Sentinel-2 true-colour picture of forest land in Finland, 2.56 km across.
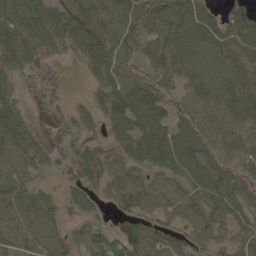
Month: May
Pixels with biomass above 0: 87%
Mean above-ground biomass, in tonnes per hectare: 66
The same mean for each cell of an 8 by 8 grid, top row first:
103 97 100 67 86 77 48 52
97 72 70 90 49 83 88 73
40 12 6 62 53 44 84 88
67 6 30 65 95 48 61 96
88 36 43 29 92 94 74 69
66 24 42 53 55 61 98 68
76 70 43 36 63 68 84 73
74 80 55 94 100 59 66 68
